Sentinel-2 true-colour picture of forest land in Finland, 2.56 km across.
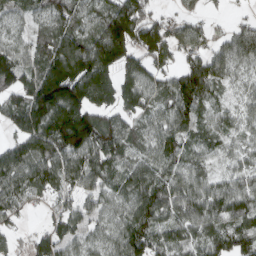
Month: March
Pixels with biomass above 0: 88%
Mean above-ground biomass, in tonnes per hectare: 102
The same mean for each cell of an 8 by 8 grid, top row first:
50 88 65 133 119 46 29 19
74 116 136 212 149 103 75 99
121 209 227 152 111 86 104 43
98 196 222 121 88 117 62 58
90 142 188 138 67 105 59 48
123 107 116 73 108 107 68 76
68 33 69 65 131 119 112 108
38 87 62 81 127 82 93 89
